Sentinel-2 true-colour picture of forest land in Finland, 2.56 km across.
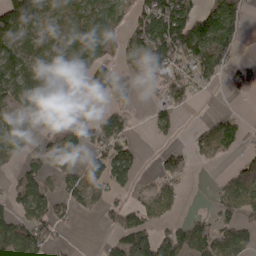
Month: April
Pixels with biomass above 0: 59%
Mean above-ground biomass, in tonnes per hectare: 62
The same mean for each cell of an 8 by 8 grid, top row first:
114 70 73 82 90 141 97 69
68 63 109 64 99 133 137 30
92 107 97 68 57 62 40 26
48 121 39 60 8 45 7 10
55 48 73 78 5 14 60 38
37 57 72 99 10 55 1 74
60 72 35 33 44 27 12 73
108 51 1 37 75 79 112 70
